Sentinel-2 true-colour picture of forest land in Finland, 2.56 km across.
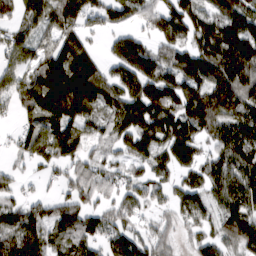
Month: March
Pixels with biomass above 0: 82%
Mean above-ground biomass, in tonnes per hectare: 111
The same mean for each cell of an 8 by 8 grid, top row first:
70 133 98 79 75 137 120 149
112 73 147 48 76 138 143 186
86 198 246 106 138 112 135 198
58 188 188 87 159 141 202 141
48 155 111 68 117 130 69 127
42 32 93 69 67 64 102 145
69 80 97 66 59 78 84 128
173 122 94 91 71 53 65 148
